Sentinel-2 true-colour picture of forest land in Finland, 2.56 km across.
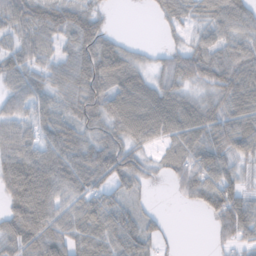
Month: November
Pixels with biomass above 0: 83%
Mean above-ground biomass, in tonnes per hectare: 60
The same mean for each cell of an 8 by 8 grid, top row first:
68 86 78 10 2 51 52 73
57 42 72 64 12 30 71 63
55 55 81 72 50 56 67 90
52 51 55 77 105 93 61 76
76 66 73 72 53 43 76 61
105 101 83 72 34 40 87 39
83 94 57 72 20 3 48 62
69 82 52 75 62 4 8 49
